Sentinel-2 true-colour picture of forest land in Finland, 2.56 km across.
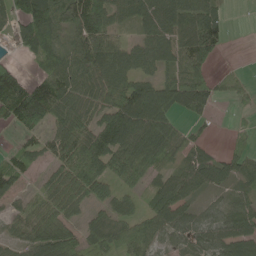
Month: May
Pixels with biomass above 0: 79%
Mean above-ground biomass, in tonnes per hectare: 78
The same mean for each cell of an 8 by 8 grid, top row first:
80 133 133 90 99 118 116 0
24 94 96 90 78 95 108 0
89 92 90 112 68 75 61 33
135 107 80 114 147 78 41 12
20 58 116 122 136 81 26 34
65 50 136 82 78 62 81 59
33 89 52 51 37 89 44 69
43 133 71 78 81 58 78 111
